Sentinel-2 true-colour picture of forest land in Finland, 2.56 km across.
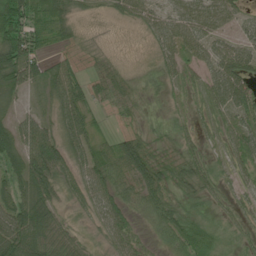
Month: July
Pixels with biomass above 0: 77%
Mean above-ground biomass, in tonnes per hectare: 42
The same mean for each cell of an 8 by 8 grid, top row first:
78 75 9 15 34 45 56 33
93 32 12 3 5 43 42 45
64 50 39 42 10 19 43 77
25 19 62 17 13 8 20 46
71 78 50 50 56 26 15 48
53 90 44 61 72 51 34 25
67 59 16 64 31 34 20 20
103 77 26 39 17 39 40 17
